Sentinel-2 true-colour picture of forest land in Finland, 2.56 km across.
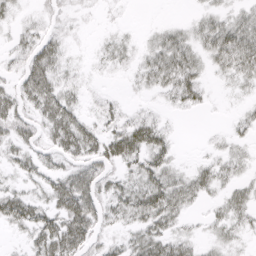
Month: April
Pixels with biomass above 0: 70%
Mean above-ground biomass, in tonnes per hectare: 26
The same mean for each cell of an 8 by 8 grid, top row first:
14 14 7 3 0 1 23 26
19 36 3 21 15 45 38 57
22 50 11 3 21 48 14 26
39 50 25 19 12 10 6 9
32 26 55 46 46 12 5 14
19 29 41 26 43 27 29 16
47 35 60 31 53 39 10 29
6 54 48 17 39 29 13 13
